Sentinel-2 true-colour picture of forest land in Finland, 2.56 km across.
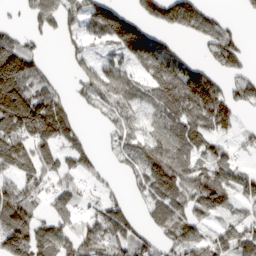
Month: March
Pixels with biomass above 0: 69%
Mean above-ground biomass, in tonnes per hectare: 88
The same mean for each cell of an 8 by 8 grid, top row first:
10 73 70 122 79 165 65 11
110 9 42 65 137 35 52 62
199 50 41 98 86 164 116 54
229 182 22 66 58 133 187 52
139 122 57 31 83 118 93 42
107 81 49 14 92 152 119 75
151 44 46 80 45 111 90 48
145 112 96 116 63 93 69 97
